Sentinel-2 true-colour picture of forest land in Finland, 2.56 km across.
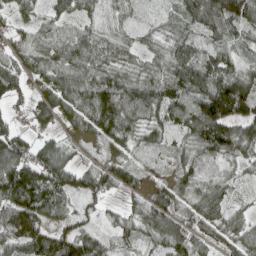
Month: April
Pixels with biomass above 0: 89%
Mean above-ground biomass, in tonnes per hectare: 73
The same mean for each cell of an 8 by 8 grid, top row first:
34 35 45 30 21 45 111 115
45 64 77 66 46 65 61 47
72 70 81 85 78 93 100 103
25 76 97 145 102 85 149 94
89 63 35 54 44 36 102 95
150 116 77 75 43 60 31 22
140 107 51 19 76 90 88 37
101 105 107 46 56 86 58 76
